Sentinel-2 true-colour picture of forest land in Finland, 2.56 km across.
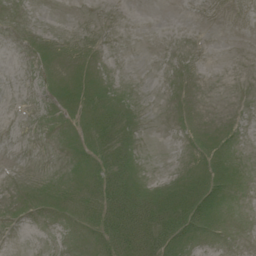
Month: July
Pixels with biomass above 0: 31%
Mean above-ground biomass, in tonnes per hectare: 8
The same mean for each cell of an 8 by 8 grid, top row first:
0 0 0 0 0 0 0 0
0 2 0 0 0 0 0 0
0 4 11 2 0 0 0 0
0 2 15 21 1 0 0 0
0 0 7 34 1 0 4 0
0 1 12 47 5 4 23 3
1 9 19 50 34 34 38 1
0 0 3 34 34 31 4 0
